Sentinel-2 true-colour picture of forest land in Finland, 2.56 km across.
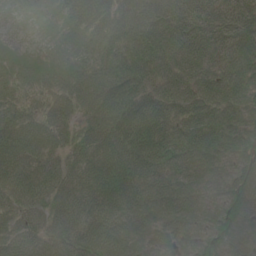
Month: June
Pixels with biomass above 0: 96%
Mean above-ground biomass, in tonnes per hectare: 58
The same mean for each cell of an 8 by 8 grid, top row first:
8 21 44 57 55 64 71 72
6 6 15 34 53 68 69 94
27 40 41 52 66 61 71 96
35 50 46 66 75 57 78 65
65 63 51 62 73 72 89 59
69 70 54 74 78 65 50 50
54 55 63 87 91 74 37 44
61 53 84 104 61 53 43 44
